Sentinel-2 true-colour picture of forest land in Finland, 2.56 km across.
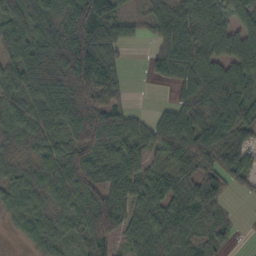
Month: October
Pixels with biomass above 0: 85%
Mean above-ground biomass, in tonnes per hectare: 64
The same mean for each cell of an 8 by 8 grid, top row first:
60 75 134 82 29 53 76 41
56 103 134 83 14 102 66 63
70 122 129 75 13 67 87 73
43 80 103 91 14 52 71 80
31 49 73 80 53 77 80 58
35 64 85 58 58 58 66 55
41 37 63 101 69 77 62 3
11 38 40 66 67 76 42 8
